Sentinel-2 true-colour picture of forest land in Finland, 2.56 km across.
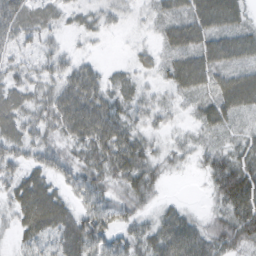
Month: February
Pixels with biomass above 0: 90%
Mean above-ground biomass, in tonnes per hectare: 46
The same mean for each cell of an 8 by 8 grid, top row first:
78 37 24 27 18 47 65 45
36 28 14 2 16 51 59 59
40 44 67 29 23 51 57 64
51 53 84 56 39 18 48 44
49 43 53 72 45 25 31 39
46 46 51 54 61 10 36 78
51 88 41 48 31 28 18 73
24 43 85 44 53 84 60 49
